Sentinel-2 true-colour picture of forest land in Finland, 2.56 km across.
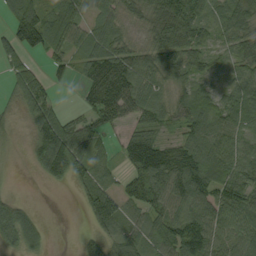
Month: September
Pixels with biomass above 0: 81%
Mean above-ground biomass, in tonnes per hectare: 67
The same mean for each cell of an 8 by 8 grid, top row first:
86 91 69 55 44 151 64 95
68 90 65 83 46 111 58 60
44 41 38 93 70 62 49 52
28 80 27 78 65 48 76 89
11 149 99 31 92 51 75 61
1 57 71 28 108 99 87 77
72 0 20 103 82 71 81 88
81 27 20 50 63 89 100 74
